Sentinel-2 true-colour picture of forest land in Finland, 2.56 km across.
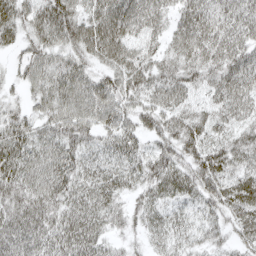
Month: April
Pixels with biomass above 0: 91%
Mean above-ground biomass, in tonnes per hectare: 51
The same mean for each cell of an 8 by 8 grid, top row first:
52 71 55 76 67 43 58 57
24 55 53 76 47 49 63 58
22 54 59 51 56 58 47 65
31 48 67 59 50 55 44 48
59 53 47 43 33 50 51 52
57 64 46 45 48 54 59 54
57 58 60 41 35 28 34 65
59 57 72 26 20 30 27 37
